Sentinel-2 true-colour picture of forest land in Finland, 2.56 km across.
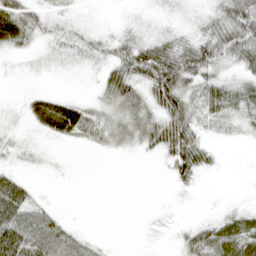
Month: April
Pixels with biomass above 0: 63%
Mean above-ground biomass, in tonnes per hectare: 28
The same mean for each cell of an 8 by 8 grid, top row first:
61 22 8 2 8 13 27 75
26 15 30 34 46 52 65 63
3 4 3 47 52 83 41 28
6 56 40 37 41 74 39 43
15 7 16 25 29 71 22 6
22 4 0 0 0 32 9 0
66 14 0 0 1 3 1 13
78 54 22 2 2 10 47 73
